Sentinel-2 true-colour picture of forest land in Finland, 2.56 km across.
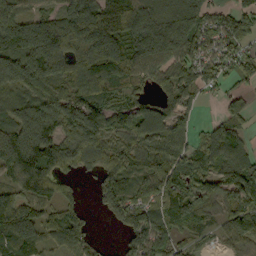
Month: September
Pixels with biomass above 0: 85%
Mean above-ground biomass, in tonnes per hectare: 117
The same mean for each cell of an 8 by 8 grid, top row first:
121 118 189 212 157 148 122 137
153 215 165 189 163 174 112 100
149 124 122 128 78 107 99 71
123 171 171 104 102 95 6 75
183 106 160 90 98 84 105 78
104 111 38 109 79 135 115 187
146 78 47 99 108 127 92 126
134 86 114 8 136 79 22 102
